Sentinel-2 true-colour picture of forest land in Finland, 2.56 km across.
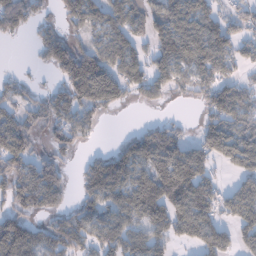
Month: January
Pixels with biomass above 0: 68%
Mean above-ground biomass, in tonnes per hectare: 89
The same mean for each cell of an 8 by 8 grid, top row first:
134 29 103 74 77 111 84 59
1 96 87 96 51 142 131 80
32 15 206 141 95 65 85 53
57 74 84 39 11 4 80 78
112 40 43 22 124 104 118 127
115 125 49 147 120 201 64 85
74 80 61 76 143 157 115 114
162 94 97 95 85 75 112 64
